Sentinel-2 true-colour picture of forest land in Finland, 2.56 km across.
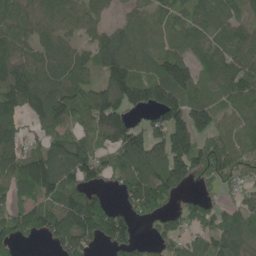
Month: June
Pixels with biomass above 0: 81%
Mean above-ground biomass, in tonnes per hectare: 93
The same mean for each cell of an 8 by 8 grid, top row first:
92 94 73 31 54 65 96 72
100 91 55 125 85 64 85 100
128 95 85 137 113 161 60 114
109 121 89 131 58 137 99 88
101 72 99 90 124 177 102 73
111 162 106 58 103 128 109 66
74 87 135 50 87 36 75 65
99 48 99 94 24 71 86 104
